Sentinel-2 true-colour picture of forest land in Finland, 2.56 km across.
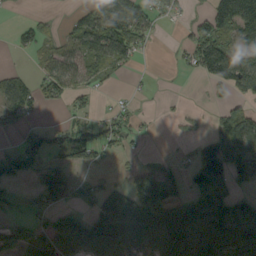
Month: September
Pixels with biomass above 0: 56%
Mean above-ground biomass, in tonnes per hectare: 70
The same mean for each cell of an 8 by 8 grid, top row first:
4 11 53 141 88 29 77 168
29 38 77 132 31 13 158 99
37 67 57 18 4 2 68 128
55 8 31 30 8 9 13 68
31 61 108 38 7 10 50 121
61 72 21 9 67 34 111 74
21 71 47 155 149 99 127 102
70 95 168 123 91 205 181 139
